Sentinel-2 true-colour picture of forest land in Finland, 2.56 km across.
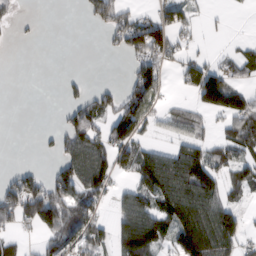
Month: February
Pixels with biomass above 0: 49%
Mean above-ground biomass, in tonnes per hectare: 65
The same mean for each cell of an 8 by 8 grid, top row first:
23 0 12 120 34 80 12 1
1 0 0 21 129 60 5 26
0 0 17 5 124 27 160 46
0 0 73 63 86 42 72 140
0 9 111 78 53 48 61 101
50 51 122 82 99 156 126 60
114 175 90 33 85 132 140 47
30 44 89 63 137 106 177 84
